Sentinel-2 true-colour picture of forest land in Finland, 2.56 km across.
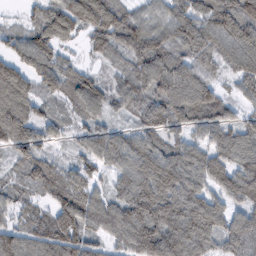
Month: February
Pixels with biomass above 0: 90%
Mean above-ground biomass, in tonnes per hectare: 77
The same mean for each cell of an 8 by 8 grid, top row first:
10 79 112 101 51 73 80 103
67 92 27 74 103 67 75 94
72 78 62 39 82 98 50 59
104 38 55 45 72 87 74 39
101 49 38 80 71 63 70 90
31 68 64 50 106 112 90 106
47 59 122 79 122 100 119 63
100 101 105 62 110 122 92 91
